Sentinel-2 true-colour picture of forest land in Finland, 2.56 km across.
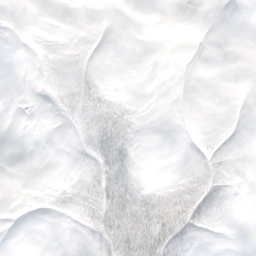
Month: March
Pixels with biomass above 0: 31%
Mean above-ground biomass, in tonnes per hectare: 8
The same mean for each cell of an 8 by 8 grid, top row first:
0 0 0 0 0 0 0 0
0 2 0 0 0 0 0 0
0 4 11 2 0 0 0 0
0 2 15 21 1 0 0 0
0 0 7 34 1 0 4 0
0 1 12 47 5 4 23 3
1 9 19 50 34 34 38 1
0 0 3 34 34 31 4 0
